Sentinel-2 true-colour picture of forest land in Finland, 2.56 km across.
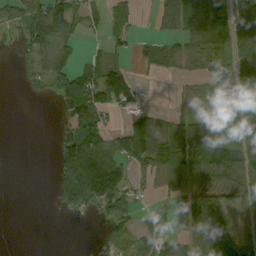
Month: September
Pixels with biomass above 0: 58%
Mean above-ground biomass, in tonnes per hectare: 53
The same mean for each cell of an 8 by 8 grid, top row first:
40 78 42 41 3 80 123 113
14 64 12 23 26 31 74 59
6 51 104 106 10 12 45 77
0 0 119 41 48 22 35 82
0 0 127 69 110 137 125 54
0 14 178 168 41 65 77 71
0 6 58 61 14 38 85 30
0 0 0 40 41 35 97 52
